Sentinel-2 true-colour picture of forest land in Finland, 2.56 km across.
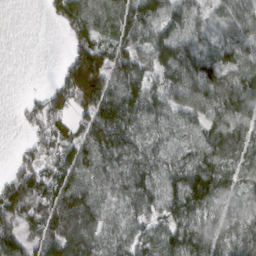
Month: March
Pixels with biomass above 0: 83%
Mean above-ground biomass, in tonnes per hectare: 88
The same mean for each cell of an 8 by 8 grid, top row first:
0 29 123 95 132 86 53 79
0 0 109 85 84 136 78 92
0 9 204 119 89 89 131 94
8 120 81 140 103 69 88 99
8 71 93 140 81 69 106 94
82 100 91 85 102 93 114 56
132 117 157 63 84 94 86 49
119 135 144 75 74 106 93 82
